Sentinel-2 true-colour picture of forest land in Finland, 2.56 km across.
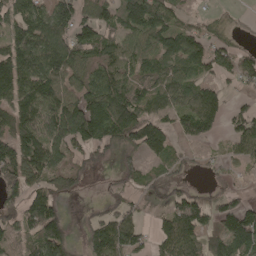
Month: May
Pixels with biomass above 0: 73%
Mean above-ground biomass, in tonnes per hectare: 93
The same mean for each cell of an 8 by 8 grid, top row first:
96 118 93 88 148 70 28 10
122 148 128 96 76 108 88 45
152 145 85 131 91 93 51 59
143 175 206 167 104 81 139 55
119 163 103 89 151 41 28 78
121 102 53 15 58 29 13 13
90 144 4 50 22 100 77 117
67 176 33 141 44 142 73 149
